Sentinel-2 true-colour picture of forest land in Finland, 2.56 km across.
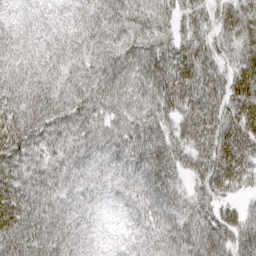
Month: April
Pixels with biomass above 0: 97%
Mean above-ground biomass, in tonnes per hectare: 56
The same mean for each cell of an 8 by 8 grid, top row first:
29 33 45 60 56 44 47 64
49 45 51 63 63 60 54 57
65 56 59 69 67 81 67 64
71 74 64 54 61 58 74 70
77 51 51 50 66 56 69 70
64 53 42 39 57 43 64 54
80 61 40 18 46 43 50 33
82 68 44 19 42 60 72 59
